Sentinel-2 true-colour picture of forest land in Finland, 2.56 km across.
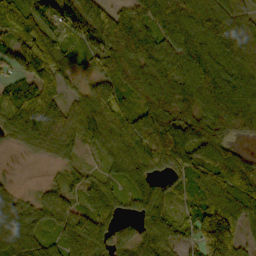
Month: October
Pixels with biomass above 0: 91%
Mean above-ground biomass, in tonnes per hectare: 86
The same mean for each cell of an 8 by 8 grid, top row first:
79 78 121 96 78 120 112 89
82 118 39 133 110 94 121 112
74 100 39 88 110 130 135 115
136 100 74 112 104 122 116 129
43 74 47 71 113 134 97 34
9 8 41 42 62 69 69 100
84 69 60 62 74 42 104 101
103 46 118 55 61 71 132 64
